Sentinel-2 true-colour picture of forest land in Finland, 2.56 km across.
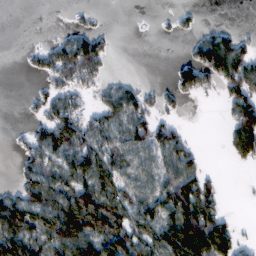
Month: February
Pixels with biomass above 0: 55%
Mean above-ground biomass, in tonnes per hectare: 63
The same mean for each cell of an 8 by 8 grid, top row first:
0 0 11 1 0 21 1 0
1 38 108 21 0 1 116 73
0 37 78 18 8 56 74 132
1 53 63 77 67 24 0 107
14 80 96 76 88 87 1 107
26 78 88 89 74 116 42 1
103 98 150 93 86 134 111 1
135 93 145 117 80 164 197 49
